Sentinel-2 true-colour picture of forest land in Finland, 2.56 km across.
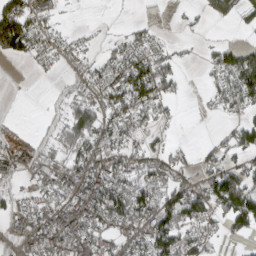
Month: March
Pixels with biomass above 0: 60%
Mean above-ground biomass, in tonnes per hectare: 60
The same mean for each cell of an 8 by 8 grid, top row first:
158 45 1 2 6 6 23 35
116 56 29 39 70 21 25 55
2 6 37 92 138 59 24 107
1 12 92 76 79 13 10 45
27 27 89 80 42 14 24 85
16 50 96 114 71 67 77 99
39 75 103 135 112 123 90 136
32 98 102 50 104 125 46 24
